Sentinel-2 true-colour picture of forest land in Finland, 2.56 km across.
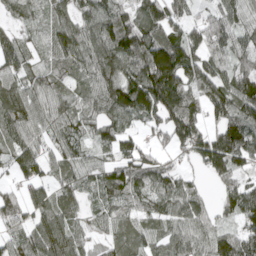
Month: April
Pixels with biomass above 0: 88%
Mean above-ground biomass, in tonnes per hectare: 94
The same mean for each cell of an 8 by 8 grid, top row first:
53 73 103 123 115 96 61 88
94 69 116 144 145 155 107 71
84 71 65 126 170 165 120 93
121 90 89 123 119 145 78 107
85 51 62 84 45 86 124 149
51 52 74 91 107 72 53 79
86 91 56 68 66 94 44 115
76 145 68 60 75 95 94 107
